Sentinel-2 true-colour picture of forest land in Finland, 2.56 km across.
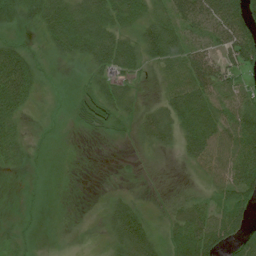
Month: July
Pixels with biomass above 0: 79%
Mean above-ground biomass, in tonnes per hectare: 38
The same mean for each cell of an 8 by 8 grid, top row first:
37 66 68 59 48 51 65 89
37 26 51 69 57 55 37 99
103 9 13 52 12 50 68 41
46 10 10 28 33 65 61 50
39 13 1 2 17 37 74 71
10 9 1 1 2 1 34 80
7 6 1 30 14 21 39 69
17 4 5 26 56 49 89 57
